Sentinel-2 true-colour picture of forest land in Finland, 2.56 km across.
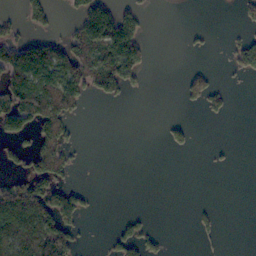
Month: November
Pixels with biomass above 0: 29%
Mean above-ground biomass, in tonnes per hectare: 44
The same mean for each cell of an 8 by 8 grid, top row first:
15 48 76 130 34 0 0 21
110 108 86 142 60 0 9 55
118 118 114 107 19 5 49 10
129 139 31 0 0 1 32 0
40 85 16 0 0 25 4 0
46 106 5 0 0 0 0 0
135 124 69 0 3 0 14 0
104 116 28 35 66 0 10 0
